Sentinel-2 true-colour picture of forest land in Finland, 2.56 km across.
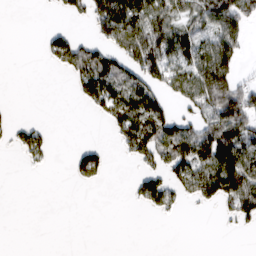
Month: March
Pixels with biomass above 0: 41%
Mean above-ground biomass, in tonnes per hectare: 49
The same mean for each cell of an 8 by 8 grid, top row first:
0 2 28 143 115 66 80 84
0 45 73 69 129 98 81 49
0 0 68 110 86 72 123 46
3 0 3 86 131 36 84 77
47 33 19 15 107 117 118 113
1 4 43 6 54 69 117 132
0 0 0 0 29 31 12 86
0 0 0 0 0 0 0 0
